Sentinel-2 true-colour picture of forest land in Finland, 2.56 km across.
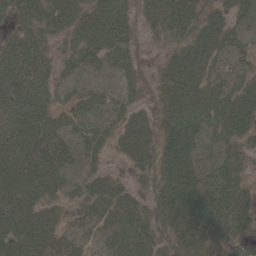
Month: May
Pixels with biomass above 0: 87%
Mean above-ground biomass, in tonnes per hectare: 45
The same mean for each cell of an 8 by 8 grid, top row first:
28 40 44 58 20 66 40 38
43 24 46 53 6 34 63 37
53 34 30 28 16 67 52 39
59 40 33 33 24 48 55 74
65 59 33 25 42 94 36 34
85 63 27 23 21 87 54 34
67 36 24 54 36 75 87 50
67 55 32 41 49 40 49 37
